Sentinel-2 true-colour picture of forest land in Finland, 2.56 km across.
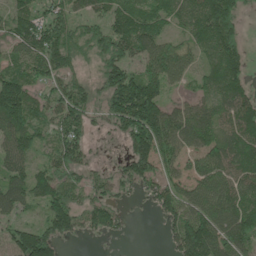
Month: May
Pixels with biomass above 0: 82%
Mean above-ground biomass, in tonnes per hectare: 85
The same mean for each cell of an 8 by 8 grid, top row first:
85 76 56 81 82 61 141 64
80 105 52 90 92 69 83 77
95 68 50 108 134 51 52 72
142 69 96 100 186 77 85 102
96 53 86 15 141 99 98 106
83 103 62 53 98 61 102 95
64 105 85 67 20 111 117 104
100 119 27 20 0 91 159 113
